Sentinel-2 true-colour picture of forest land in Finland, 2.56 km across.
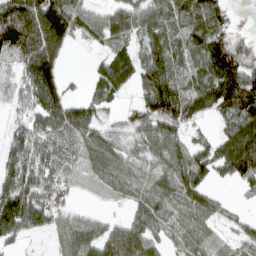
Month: March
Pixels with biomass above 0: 79%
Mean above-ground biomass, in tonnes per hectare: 68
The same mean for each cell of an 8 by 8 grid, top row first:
153 138 70 63 84 80 81 4
110 123 10 37 46 76 94 57
30 111 7 111 57 75 89 107
20 96 16 15 70 89 46 92
74 86 63 44 66 70 42 111
103 70 58 64 62 102 54 73
152 76 20 19 64 54 49 12
51 33 108 88 89 30 55 39
